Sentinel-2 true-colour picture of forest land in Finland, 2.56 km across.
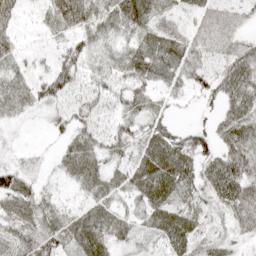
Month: April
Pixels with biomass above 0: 86%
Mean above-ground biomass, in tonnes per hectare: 42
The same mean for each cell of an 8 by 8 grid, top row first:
40 43 92 53 54 29 47 28
37 20 49 26 48 45 34 40
33 56 35 47 49 32 40 73
26 22 36 38 42 11 14 63
10 6 49 53 47 46 41 68
48 14 48 39 59 65 55 70
45 39 31 40 39 51 38 56
49 55 53 39 21 53 40 21
